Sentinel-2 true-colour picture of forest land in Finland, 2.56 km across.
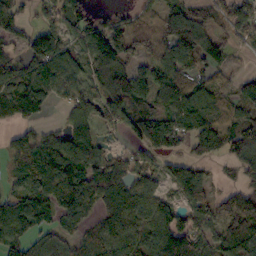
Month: October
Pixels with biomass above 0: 78%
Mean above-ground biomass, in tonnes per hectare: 96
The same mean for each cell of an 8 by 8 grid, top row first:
93 73 103 48 51 117 86 119
56 170 66 79 64 83 93 49
122 118 80 122 108 96 65 44
94 36 90 86 108 121 121 79
56 83 132 22 109 97 144 137
51 141 149 119 70 94 46 55
123 109 138 99 115 88 119 146
105 60 61 105 112 192 92 146
